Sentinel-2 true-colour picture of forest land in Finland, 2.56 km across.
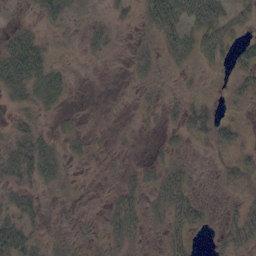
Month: October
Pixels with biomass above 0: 54%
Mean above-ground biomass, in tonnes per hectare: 17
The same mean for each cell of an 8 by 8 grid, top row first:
1 23 11 12 18 43 45 17
43 16 9 9 9 24 31 18
47 38 3 0 11 7 5 14
15 15 3 1 6 13 19 4
29 22 12 4 2 11 13 16
31 28 4 4 17 23 2 26
26 6 3 16 20 34 10 15
48 21 13 18 8 19 5 26
